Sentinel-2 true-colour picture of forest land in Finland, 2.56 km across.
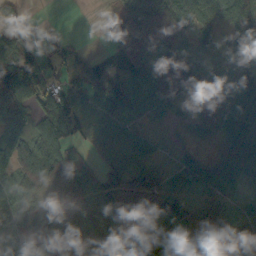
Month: October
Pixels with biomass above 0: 87%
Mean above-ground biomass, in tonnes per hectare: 71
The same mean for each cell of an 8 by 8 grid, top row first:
63 2 0 21 82 83 78 113
98 106 13 37 117 101 52 109
141 69 51 71 106 126 83 112
83 102 71 78 63 28 48 117
105 103 42 60 54 26 16 80
90 89 84 80 89 57 63 34
65 72 64 104 58 46 47 37
42 77 57 63 105 96 25 67
